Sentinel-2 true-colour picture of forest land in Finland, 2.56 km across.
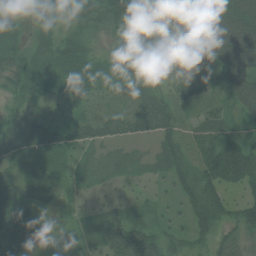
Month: July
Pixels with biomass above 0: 91%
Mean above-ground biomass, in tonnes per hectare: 53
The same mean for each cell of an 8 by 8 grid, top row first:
39 45 41 72 80 129 119 109
42 52 58 27 44 112 97 127
32 47 54 38 44 38 45 104
37 21 20 26 67 39 37 51
57 63 47 38 18 45 64 63
47 67 22 23 16 50 71 77
99 49 15 30 15 21 73 40
88 45 30 64 85 31 37 29
